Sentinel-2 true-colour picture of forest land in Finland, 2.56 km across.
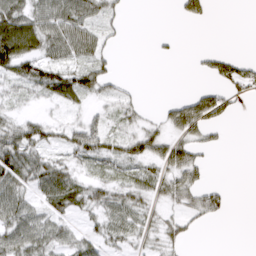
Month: March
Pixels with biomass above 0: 59%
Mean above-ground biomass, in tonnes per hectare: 34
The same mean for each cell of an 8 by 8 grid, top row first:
72 58 60 23 0 12 24 0
96 50 61 14 0 4 6 0
47 65 64 34 1 0 16 55
19 10 17 20 18 51 77 7
81 42 60 38 58 52 28 0
70 77 28 26 37 53 15 0
67 41 36 45 33 29 52 0
67 50 35 36 25 30 0 0
